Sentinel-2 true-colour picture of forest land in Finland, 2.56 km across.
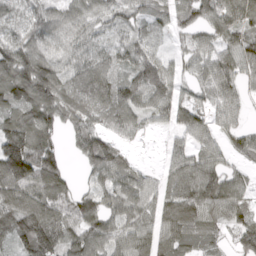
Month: April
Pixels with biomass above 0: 88%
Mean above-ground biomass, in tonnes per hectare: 92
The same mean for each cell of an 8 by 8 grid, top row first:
55 106 101 77 65 77 86 109
113 92 84 56 72 29 67 90
163 162 94 76 122 68 81 79
105 141 101 103 72 78 73 56
188 109 93 87 12 52 75 52
191 129 26 84 45 96 119 48
132 130 100 75 77 115 104 70
107 183 107 104 94 91 47 79
